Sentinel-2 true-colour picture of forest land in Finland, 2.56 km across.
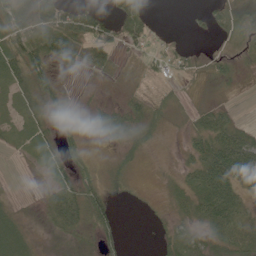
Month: June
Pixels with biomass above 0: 72%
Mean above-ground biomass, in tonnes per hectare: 32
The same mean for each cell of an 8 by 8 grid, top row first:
67 62 56 26 26 0 16 39
67 80 65 49 26 23 4 18
44 53 6 12 22 21 26 12
23 38 12 22 52 17 35 7
22 28 25 16 37 8 62 77
1 22 34 22 7 13 80 75
10 30 59 34 6 21 67 41
38 9 19 28 0 42 37 49
